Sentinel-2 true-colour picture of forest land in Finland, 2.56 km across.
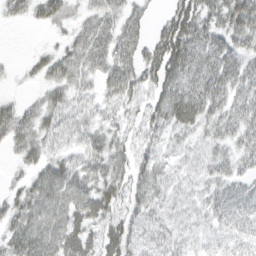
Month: March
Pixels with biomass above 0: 83%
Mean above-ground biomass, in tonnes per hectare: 37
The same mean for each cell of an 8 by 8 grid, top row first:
23 43 22 39 23 50 42 63
0 12 43 51 39 74 48 36
6 31 28 46 42 51 58 50
38 41 31 25 35 55 48 45
35 32 26 38 32 20 24 38
11 50 44 45 38 20 27 31
33 50 52 41 36 22 28 42
41 55 53 46 34 28 19 29
